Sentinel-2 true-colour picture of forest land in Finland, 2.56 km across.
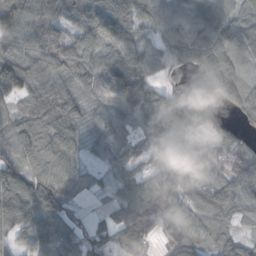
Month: October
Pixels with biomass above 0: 91%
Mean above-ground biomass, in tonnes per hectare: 85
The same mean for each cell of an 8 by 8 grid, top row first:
124 80 67 94 84 94 103 69
80 93 77 94 79 104 123 102
171 112 79 122 106 34 120 108
60 116 83 86 125 120 87 59
82 116 58 95 55 109 65 70
93 99 44 50 80 80 84 92
112 111 19 51 113 81 71 64
58 108 67 66 65 61 59 39
